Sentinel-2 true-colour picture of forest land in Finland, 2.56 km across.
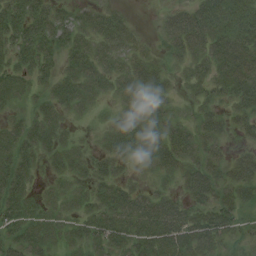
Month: August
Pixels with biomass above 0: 82%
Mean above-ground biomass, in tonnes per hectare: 35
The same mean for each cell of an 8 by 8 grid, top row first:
46 41 24 28 0 31 52 43
40 37 37 41 19 34 50 58
33 22 46 35 48 14 38 59
13 31 20 18 44 19 27 30
40 37 17 33 51 44 33 13
42 16 27 30 14 30 56 47
41 27 26 51 46 39 40 34
37 35 31 45 50 65 51 21
